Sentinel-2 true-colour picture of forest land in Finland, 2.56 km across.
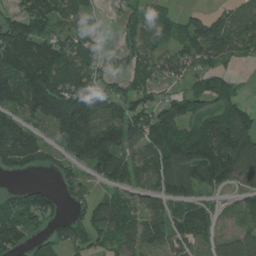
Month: July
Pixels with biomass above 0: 74%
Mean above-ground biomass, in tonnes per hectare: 97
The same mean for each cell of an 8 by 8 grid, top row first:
81 149 73 16 83 35 50 64
146 128 117 13 58 57 126 74
151 193 156 64 59 50 81 27
98 206 225 127 110 119 95 103
170 71 219 154 111 156 206 142
42 25 54 110 82 170 117 54
81 101 54 77 58 65 60 30
122 67 86 51 102 106 51 67
